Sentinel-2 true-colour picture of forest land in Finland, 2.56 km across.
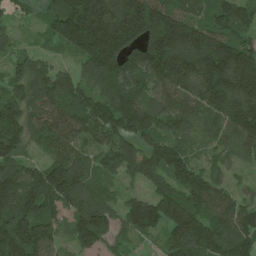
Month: June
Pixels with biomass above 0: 93%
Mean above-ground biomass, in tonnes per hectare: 157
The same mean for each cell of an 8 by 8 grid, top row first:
50 114 321 246 276 184 128 166
63 33 190 273 207 265 264 180
110 152 124 177 143 192 251 250
151 158 165 177 157 136 162 228
160 118 120 141 119 110 72 149
150 186 154 65 134 134 115 28
226 157 137 97 163 186 146 115
274 144 129 77 45 150 194 153
